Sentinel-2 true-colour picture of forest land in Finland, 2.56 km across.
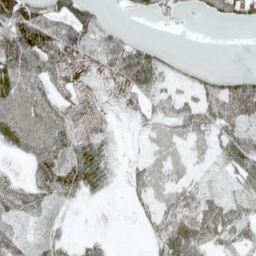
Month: May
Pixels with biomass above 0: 65%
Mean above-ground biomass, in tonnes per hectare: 42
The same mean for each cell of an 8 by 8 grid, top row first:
150 95 81 10 15 15 17 48
107 115 92 73 45 4 0 0
72 49 9 15 62 28 30 39
74 66 2 12 13 40 57 77
47 88 42 22 16 36 32 78
17 78 92 32 38 28 17 49
40 26 8 1 19 53 39 35
33 26 11 6 8 70 40 40
